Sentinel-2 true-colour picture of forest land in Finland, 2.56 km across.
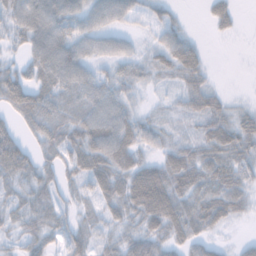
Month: November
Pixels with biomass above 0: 80%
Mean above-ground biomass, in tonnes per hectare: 36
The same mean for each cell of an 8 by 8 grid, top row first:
45 64 41 40 20 16 17 11
18 69 38 10 12 47 7 0
51 45 28 31 24 28 22 0
44 45 45 52 18 17 52 23
54 37 53 70 36 29 43 46
45 27 37 56 67 55 51 42
31 35 20 34 72 60 57 29
19 31 34 26 48 34 26 8
